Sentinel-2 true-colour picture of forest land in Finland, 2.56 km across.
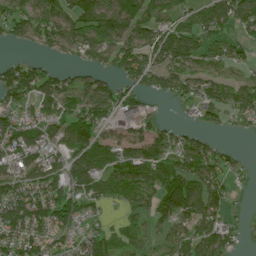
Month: July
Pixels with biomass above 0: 74%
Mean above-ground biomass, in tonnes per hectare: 86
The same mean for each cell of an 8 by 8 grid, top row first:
96 111 120 143 90 71 104 94
20 57 100 115 112 139 70 45
126 90 54 51 93 91 82 46
71 79 101 95 83 8 59 86
121 94 139 96 108 71 48 5
95 131 141 130 105 109 106 21
139 140 86 36 63 144 102 7
97 70 75 66 52 82 119 31
